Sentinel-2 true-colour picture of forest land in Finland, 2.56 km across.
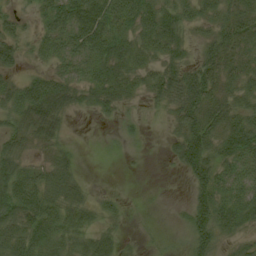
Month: August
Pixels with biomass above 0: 77%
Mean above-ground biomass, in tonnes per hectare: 38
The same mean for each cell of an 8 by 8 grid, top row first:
21 46 80 73 60 51 35 50
33 36 56 59 42 39 36 51
24 49 39 59 34 56 61 40
53 80 18 21 9 37 57 37
29 30 2 3 5 38 61 74
55 43 20 0 1 5 55 41
59 61 40 16 3 4 61 54
44 56 28 27 6 4 44 23
